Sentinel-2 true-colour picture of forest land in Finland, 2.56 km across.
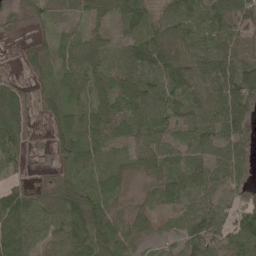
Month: May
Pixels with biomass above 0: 86%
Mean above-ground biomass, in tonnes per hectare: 55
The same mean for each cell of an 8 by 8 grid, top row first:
15 28 19 43 68 75 77 109
10 48 70 25 77 65 52 61
21 48 52 45 67 96 80 110
86 40 61 50 66 60 71 85
49 25 81 42 47 50 62 49
20 10 53 49 28 51 56 36
80 55 110 35 20 36 41 42
90 52 75 78 16 26 87 77
